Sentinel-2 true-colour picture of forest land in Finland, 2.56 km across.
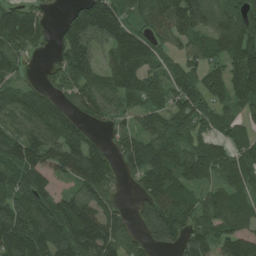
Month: July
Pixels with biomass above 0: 83%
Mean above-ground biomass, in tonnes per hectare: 92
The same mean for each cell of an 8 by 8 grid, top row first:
96 29 84 112 86 134 115 110
89 21 117 108 114 50 75 125
45 29 89 85 98 84 94 110
95 107 63 70 68 99 84 65
103 109 95 41 98 101 79 59
97 66 103 68 113 115 73 108
149 111 114 54 100 113 77 97
141 149 149 107 68 93 87 105
